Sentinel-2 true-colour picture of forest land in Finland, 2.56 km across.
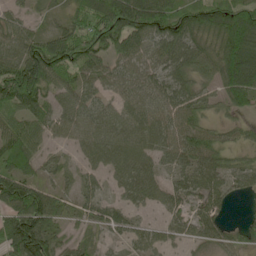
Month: May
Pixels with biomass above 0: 85%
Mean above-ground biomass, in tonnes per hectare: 69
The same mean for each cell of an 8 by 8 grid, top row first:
34 27 65 143 134 103 92 98
72 114 119 107 78 93 67 129
151 112 65 54 64 68 37 110
72 67 67 49 61 68 29 40
83 36 47 74 64 70 63 30
102 30 33 46 73 45 71 47
106 102 30 42 37 48 68 8
134 98 35 21 39 30 47 38
